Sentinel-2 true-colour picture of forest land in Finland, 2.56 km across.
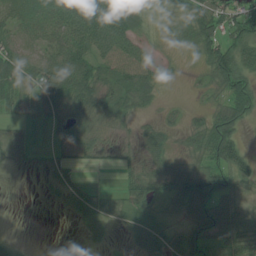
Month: July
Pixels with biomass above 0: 72%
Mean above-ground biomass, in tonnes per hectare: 39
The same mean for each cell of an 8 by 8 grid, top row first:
45 58 110 115 26 29 77 70
44 44 66 89 35 10 61 60
47 78 79 43 53 3 24 58
15 26 47 38 16 8 23 44
21 9 35 17 32 13 52 44
1 17 15 0 46 56 63 38
0 3 51 28 33 27 70 31
11 0 13 16 54 33 48 50
